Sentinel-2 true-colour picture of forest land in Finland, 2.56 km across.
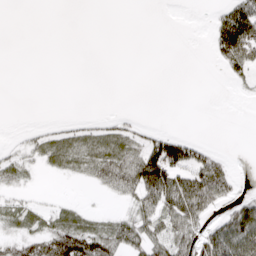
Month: April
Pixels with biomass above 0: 36%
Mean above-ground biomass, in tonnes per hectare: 26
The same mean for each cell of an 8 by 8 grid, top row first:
0 0 0 0 0 0 6 76
0 0 0 0 0 0 11 104
0 0 0 0 0 0 0 17
0 0 0 4 1 0 0 0
8 32 46 53 46 76 17 0
26 6 17 43 93 75 87 8
28 18 17 5 48 84 51 44
38 66 87 65 57 64 69 80
